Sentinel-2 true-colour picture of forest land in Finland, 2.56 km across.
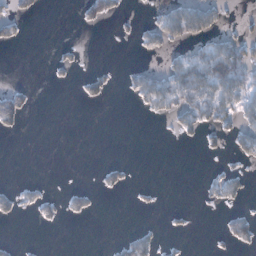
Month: January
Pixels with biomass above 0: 21%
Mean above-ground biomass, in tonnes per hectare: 20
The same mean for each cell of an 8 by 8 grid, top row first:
26 1 15 33 6 67 51 9
9 2 8 0 24 27 49 49
1 4 17 17 49 82 106 84
70 0 0 0 17 49 68 50
0 0 0 0 0 5 17 33
0 0 0 19 0 0 11 20
25 21 20 0 5 5 6 12
4 0 0 5 32 4 2 33
